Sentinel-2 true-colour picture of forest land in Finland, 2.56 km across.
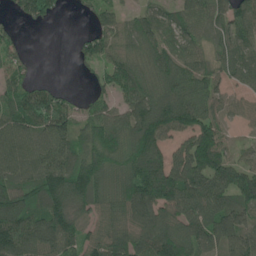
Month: June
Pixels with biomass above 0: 85%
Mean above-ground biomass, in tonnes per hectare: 110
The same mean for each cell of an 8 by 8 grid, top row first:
40 63 18 68 85 102 114 100
62 0 46 93 128 117 85 105
81 22 8 94 138 150 109 75
123 153 70 85 157 163 104 54
107 124 96 129 157 69 157 33
113 173 151 108 172 156 176 129
155 145 93 105 164 139 170 123
153 135 107 127 124 164 129 132
